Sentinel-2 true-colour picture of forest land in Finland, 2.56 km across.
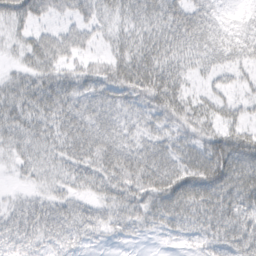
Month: March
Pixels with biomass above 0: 85%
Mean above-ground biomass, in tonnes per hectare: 41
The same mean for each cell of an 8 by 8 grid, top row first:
48 30 32 28 34 48 44 17
19 47 32 25 40 39 43 37
32 45 40 53 61 43 18 18
49 51 47 45 43 50 35 25
35 36 49 52 42 44 60 63
10 26 36 55 66 62 76 65
30 45 36 38 45 57 61 48
51 39 25 14 10 15 36 52
